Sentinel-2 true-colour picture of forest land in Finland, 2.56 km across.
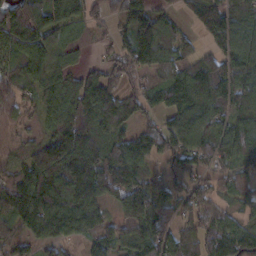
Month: February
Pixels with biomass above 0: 85%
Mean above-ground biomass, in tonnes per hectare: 91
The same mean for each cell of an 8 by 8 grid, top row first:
139 139 74 43 115 41 136 93
110 107 31 49 144 99 58 128
77 79 78 63 34 94 139 134
68 87 135 148 64 100 109 93
45 89 137 105 72 97 81 94
71 130 134 141 70 56 55 67
125 134 109 51 141 65 65 38
59 73 43 63 130 88 95 85
